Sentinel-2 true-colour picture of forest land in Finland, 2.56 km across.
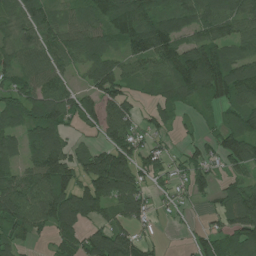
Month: July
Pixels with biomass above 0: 79%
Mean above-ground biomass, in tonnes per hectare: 91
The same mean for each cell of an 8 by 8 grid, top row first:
68 69 64 137 131 97 110 106
87 99 113 72 141 121 118 70
76 105 33 125 72 131 147 131
83 120 102 94 36 51 30 82
65 158 34 97 61 18 52 117
82 172 106 236 80 42 62 61
137 158 156 96 75 24 22 150
66 34 88 134 50 1 63 90
